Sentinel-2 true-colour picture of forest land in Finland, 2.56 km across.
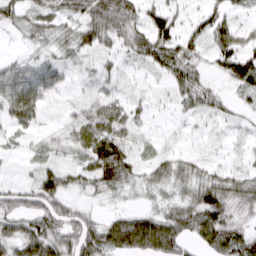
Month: March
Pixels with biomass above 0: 79%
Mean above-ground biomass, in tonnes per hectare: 43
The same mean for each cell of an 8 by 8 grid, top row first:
44 48 59 94 49 42 56 23
7 29 38 33 69 71 39 69
58 49 11 24 8 49 25 69
66 14 27 48 19 14 39 20
15 20 53 80 11 8 9 11
8 65 34 66 25 43 35 36
78 85 39 9 16 45 86 37
60 81 95 55 49 51 54 59
